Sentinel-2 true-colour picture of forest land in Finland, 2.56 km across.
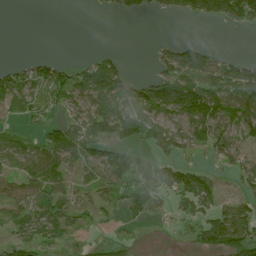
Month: July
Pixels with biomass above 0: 58%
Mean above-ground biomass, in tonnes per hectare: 48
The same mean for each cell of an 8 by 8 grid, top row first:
0 0 0 15 18 37 70 91
0 0 0 6 1 63 33 0
54 78 56 92 25 107 93 104
26 36 39 86 56 80 102 76
49 69 85 60 37 39 58 51
66 96 34 76 68 92 32 44
39 48 39 30 57 38 46 60
38 34 19 22 2 5 91 110
